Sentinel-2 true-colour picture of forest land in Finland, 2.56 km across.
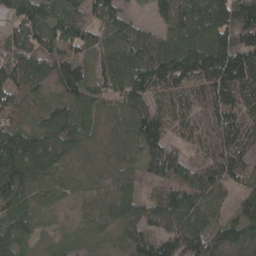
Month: April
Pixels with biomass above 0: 92%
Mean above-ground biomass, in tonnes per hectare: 103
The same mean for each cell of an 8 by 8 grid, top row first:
93 87 93 94 18 120 145 168
98 83 80 117 101 117 134 151
112 96 132 105 132 135 147 161
91 106 98 60 112 98 102 116
142 157 78 66 110 71 112 135
141 118 51 71 66 95 109 84
89 43 41 90 95 131 107 78
107 43 66 60 103 144 159 103
